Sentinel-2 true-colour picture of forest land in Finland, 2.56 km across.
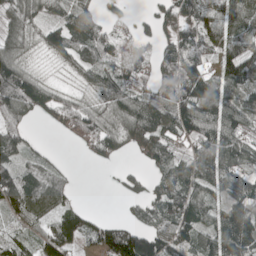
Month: May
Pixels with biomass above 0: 80%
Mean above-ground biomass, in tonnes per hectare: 82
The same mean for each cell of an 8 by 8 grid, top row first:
72 40 77 39 28 88 79 85
71 72 104 77 60 114 96 99
156 33 34 94 65 148 101 118
99 70 95 75 132 130 110 105
81 11 48 63 85 64 113 97
107 67 5 7 41 111 108 79
94 86 49 0 53 111 88 91
76 62 69 134 154 105 90 147
